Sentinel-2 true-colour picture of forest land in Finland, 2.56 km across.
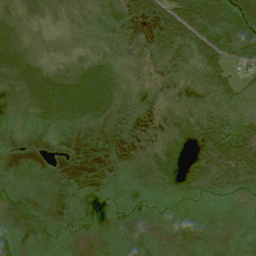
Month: July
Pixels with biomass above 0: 78%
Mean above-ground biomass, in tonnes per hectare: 26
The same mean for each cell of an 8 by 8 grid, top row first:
23 18 13 17 40 50 54 54
44 11 12 14 5 36 56 49
49 53 60 41 4 16 33 28
19 51 62 27 3 24 34 35
0 0 1 0 12 43 75 78
15 8 0 2 34 56 51 51
36 8 9 11 10 8 4 8
23 16 9 12 16 11 5 6
